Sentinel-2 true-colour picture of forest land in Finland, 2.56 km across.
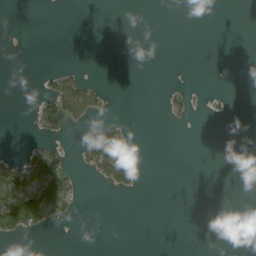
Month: September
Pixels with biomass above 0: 12%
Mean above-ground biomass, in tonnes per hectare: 11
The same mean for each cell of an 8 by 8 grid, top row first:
0 0 0 0 0 0 0 0
0 0 0 0 0 0 0 0
0 18 27 0 0 0 0 0
0 54 50 2 0 10 3 0
0 19 6 95 1 0 0 0
41 102 8 51 2 0 0 0
88 92 6 0 0 0 0 0
10 1 0 0 0 0 0 0
